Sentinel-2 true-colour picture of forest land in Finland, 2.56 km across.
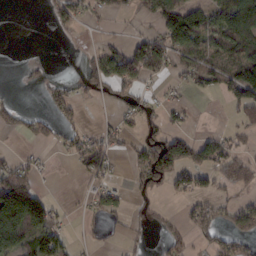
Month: February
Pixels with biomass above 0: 43%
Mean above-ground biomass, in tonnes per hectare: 53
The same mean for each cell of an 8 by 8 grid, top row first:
0 17 34 34 42 154 88 147
0 0 5 25 95 102 67 117
3 16 37 105 73 28 58 148
43 32 23 13 53 23 1 50
2 25 54 48 84 119 63 29
109 9 26 31 93 81 41 88
200 84 8 59 19 9 68 72
90 90 10 12 8 44 35 66
